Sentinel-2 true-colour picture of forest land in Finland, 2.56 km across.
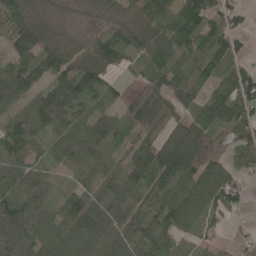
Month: May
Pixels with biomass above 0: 87%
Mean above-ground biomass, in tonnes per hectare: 81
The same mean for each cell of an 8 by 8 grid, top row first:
83 48 25 39 91 109 101 43
75 93 56 95 96 94 81 40
116 82 133 46 68 73 80 102
74 135 87 52 113 71 96 97
87 66 122 51 90 113 89 78
80 46 46 58 91 127 108 50
120 74 90 107 93 112 78 46
104 93 88 110 102 58 20 16
